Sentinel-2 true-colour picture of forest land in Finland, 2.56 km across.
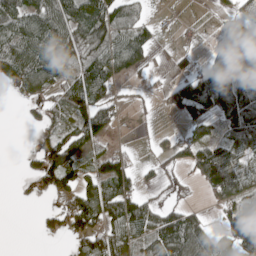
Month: May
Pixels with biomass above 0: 61%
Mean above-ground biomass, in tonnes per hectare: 66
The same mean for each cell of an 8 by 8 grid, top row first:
92 104 93 97 39 6 2 54
93 114 104 92 84 14 20 145
67 74 90 78 21 36 99 138
1 47 82 62 6 36 68 119
0 63 72 24 4 37 94 89
6 92 61 113 27 21 129 107
2 20 100 109 80 50 28 86
0 13 78 89 68 144 91 125
